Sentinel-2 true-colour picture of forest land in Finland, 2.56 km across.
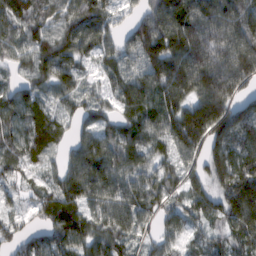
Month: February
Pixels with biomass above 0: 93%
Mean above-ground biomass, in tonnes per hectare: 105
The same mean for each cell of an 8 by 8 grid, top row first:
114 77 90 58 84 158 143 136
79 110 107 78 145 179 182 173
50 96 71 70 136 177 195 144
88 69 67 57 129 126 200 105
80 80 92 104 87 113 122 102
55 53 138 125 89 69 105 178
40 109 112 112 112 56 85 219
66 86 113 107 51 46 48 96
